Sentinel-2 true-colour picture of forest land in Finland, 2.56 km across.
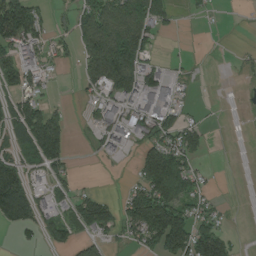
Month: August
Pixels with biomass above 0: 49%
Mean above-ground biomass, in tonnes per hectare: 65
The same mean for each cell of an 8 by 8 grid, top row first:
180 27 72 142 134 20 10 1
105 55 70 177 99 1 0 5
88 29 31 145 108 35 1 6
106 64 11 76 103 53 3 1
81 177 4 70 53 81 28 0
144 63 17 1 92 155 21 0
206 64 95 54 138 115 47 1
15 38 46 30 73 152 134 13
